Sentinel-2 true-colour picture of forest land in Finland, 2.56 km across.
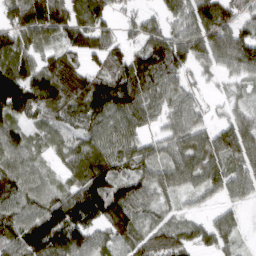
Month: March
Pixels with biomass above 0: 87%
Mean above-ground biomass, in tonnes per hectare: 84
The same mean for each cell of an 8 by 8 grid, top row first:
92 134 118 57 45 73 149 69
87 52 77 66 98 119 107 128
137 124 105 117 142 90 28 51
97 70 94 112 97 80 39 47
86 46 71 97 68 69 55 112
96 44 89 109 79 85 25 80
93 107 126 129 69 30 14 47
99 154 89 62 70 82 63 39
